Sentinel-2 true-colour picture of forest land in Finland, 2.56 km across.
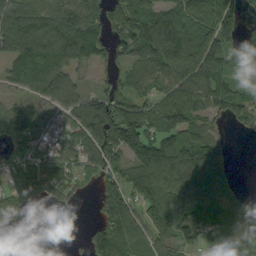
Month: September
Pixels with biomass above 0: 77%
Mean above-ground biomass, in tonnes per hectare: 83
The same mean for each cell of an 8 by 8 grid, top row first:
105 105 109 73 123 114 120 66
92 115 105 60 120 168 148 72
48 105 39 37 76 109 131 50
64 48 101 114 112 134 68 79
58 64 75 112 155 131 95 0
90 104 40 71 115 113 106 8
70 15 9 102 85 92 76 100
2 0 9 107 72 85 68 95
